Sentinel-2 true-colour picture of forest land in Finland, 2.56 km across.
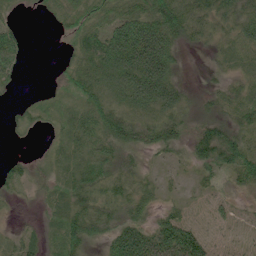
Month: June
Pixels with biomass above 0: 74%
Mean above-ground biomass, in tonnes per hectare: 41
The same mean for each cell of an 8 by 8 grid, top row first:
9 14 42 38 61 78 51 56
44 0 45 99 123 48 18 28
21 2 50 73 120 43 9 18
14 15 44 62 55 49 27 30
2 9 45 65 52 41 78 57
28 20 47 51 26 12 27 57
4 16 39 37 37 19 12 10
29 22 71 63 89 110 35 8
